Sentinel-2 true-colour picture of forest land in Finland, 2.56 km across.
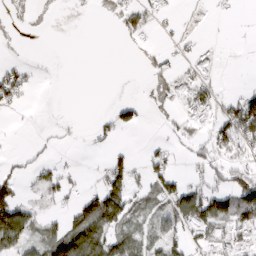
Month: March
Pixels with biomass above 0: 38%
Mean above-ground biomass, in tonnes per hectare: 32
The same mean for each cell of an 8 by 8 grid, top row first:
6 5 1 16 48 6 3 3
2 0 0 0 13 11 15 1
55 1 0 0 6 50 41 0
9 1 0 22 17 19 38 111
1 8 4 18 8 16 41 76
32 39 11 72 33 45 34 46
95 10 56 102 27 72 86 107
64 61 118 62 42 43 58 38
